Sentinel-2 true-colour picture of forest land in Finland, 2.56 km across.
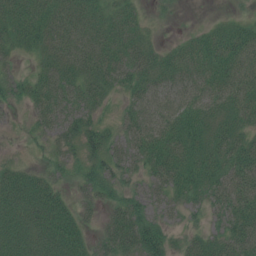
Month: July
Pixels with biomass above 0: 88%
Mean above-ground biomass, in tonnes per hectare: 48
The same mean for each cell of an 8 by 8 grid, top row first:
58 55 52 41 22 8 4 14
39 48 62 60 43 28 56 65
38 55 55 52 53 53 64 68
13 55 50 20 58 61 55 59
8 28 43 40 59 62 55 59
54 40 35 45 38 58 60 75
63 72 33 36 46 34 46 78
61 69 50 53 88 28 46 77
